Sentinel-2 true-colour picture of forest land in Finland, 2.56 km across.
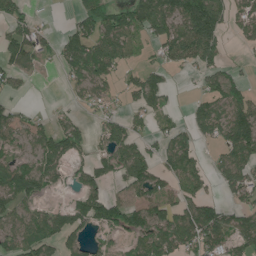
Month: June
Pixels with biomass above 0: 63%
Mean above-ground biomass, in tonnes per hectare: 74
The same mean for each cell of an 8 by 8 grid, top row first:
74 5 60 92 127 125 210 54
94 34 111 115 39 106 138 14
40 1 74 54 88 11 71 56
53 19 23 30 62 24 89 115
54 90 77 98 57 95 31 124
109 94 51 59 119 81 47 95
74 55 91 87 85 81 92 62
81 99 60 34 92 108 100 61
